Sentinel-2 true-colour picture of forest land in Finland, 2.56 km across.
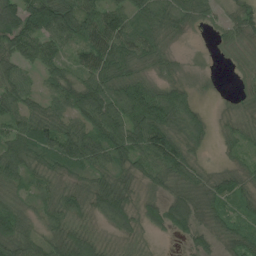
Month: July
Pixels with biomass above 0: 89%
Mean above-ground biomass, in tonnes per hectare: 61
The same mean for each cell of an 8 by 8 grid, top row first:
101 130 112 86 68 61 36 47
88 74 62 109 78 19 5 26
72 52 78 93 54 34 11 20
66 55 89 124 108 83 14 27
74 91 121 117 98 80 21 35
67 42 40 60 56 67 34 41
43 39 43 84 47 74 45 37
83 45 62 19 15 17 40 67
